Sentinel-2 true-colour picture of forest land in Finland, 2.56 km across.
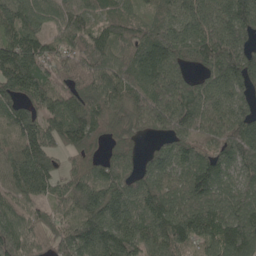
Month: May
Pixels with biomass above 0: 93%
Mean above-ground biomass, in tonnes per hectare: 120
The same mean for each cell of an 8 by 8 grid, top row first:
127 82 104 83 58 89 157 182
121 95 106 116 121 139 154 131
157 103 107 157 147 142 112 144
98 111 137 105 179 191 164 107
99 104 112 58 37 101 114 165
145 114 87 101 102 114 149 99
100 69 120 131 119 119 126 106
117 74 150 151 122 141 143 188
